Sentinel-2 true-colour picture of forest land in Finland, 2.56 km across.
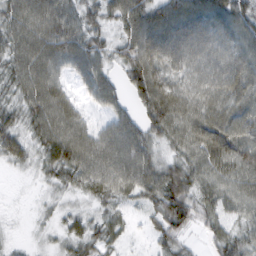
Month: February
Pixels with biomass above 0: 89%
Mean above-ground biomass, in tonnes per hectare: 64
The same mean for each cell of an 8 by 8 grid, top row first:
80 98 62 58 97 99 92 73
76 94 74 51 107 95 80 71
63 91 47 47 106 68 72 88
51 97 41 47 59 102 83 77
63 77 87 84 72 59 101 92
7 36 66 83 76 69 48 76
3 16 21 38 34 77 38 51
10 14 50 37 10 54 19 53
